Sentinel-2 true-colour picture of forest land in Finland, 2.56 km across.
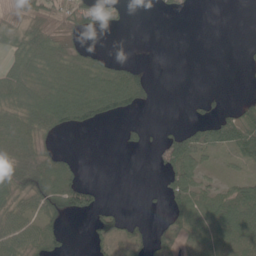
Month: May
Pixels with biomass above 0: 51%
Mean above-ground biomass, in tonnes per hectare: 39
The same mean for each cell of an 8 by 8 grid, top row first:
33 57 85 40 0 16 0 0
56 93 46 3 1 0 0 3
74 73 96 86 37 0 0 1
71 98 95 55 9 0 14 46
72 21 0 0 15 79 59 69
64 85 29 0 0 72 27 25
47 48 88 12 4 49 58 56
64 56 0 32 19 27 57 54
